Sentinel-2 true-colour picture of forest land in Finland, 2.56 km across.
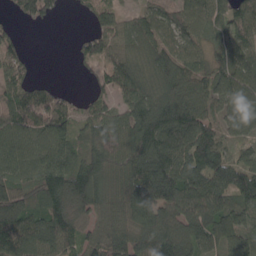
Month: April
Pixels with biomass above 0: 85%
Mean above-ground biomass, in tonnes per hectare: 110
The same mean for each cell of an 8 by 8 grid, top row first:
40 63 18 68 85 102 114 100
62 0 46 93 128 117 85 105
81 22 8 94 138 150 109 75
123 153 70 85 157 163 104 54
107 124 96 129 157 69 157 33
113 173 151 108 172 156 176 129
155 145 93 105 164 139 170 123
153 135 107 127 124 164 129 132
